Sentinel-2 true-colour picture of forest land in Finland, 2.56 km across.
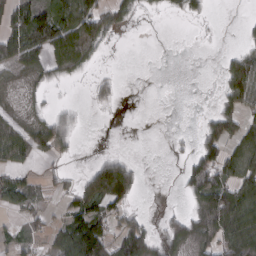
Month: March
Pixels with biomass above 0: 49%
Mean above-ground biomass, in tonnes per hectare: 44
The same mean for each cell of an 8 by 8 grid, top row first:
85 96 94 65 18 17 18 2
100 91 104 10 0 0 1 21
15 35 21 19 0 0 0 92
12 31 15 8 0 0 21 64
64 71 12 1 0 6 66 62
39 25 29 162 10 7 109 76
40 24 65 68 6 7 113 110
37 34 126 75 93 54 54 99
